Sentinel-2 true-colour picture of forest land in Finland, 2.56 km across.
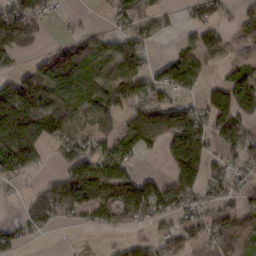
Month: February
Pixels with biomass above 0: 64%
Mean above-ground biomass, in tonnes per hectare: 79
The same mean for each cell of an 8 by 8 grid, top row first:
93 36 7 31 48 5 63 56
93 28 65 66 69 31 108 42
74 138 132 117 96 105 50 107
175 134 96 89 131 121 100 130
157 65 81 67 84 135 91 72
50 20 155 135 65 140 77 34
8 113 88 111 117 89 49 81
44 10 9 14 44 98 81 67
